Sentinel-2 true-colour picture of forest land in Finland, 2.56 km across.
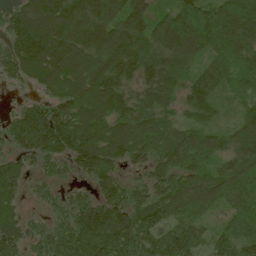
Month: June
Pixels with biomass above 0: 96%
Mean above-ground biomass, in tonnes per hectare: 112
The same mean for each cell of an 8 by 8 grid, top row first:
87 151 163 149 125 111 134 176
97 169 137 170 130 154 104 117
54 116 113 133 101 108 122 73
46 127 131 132 106 62 87 51
82 148 147 142 116 115 107 122
96 55 55 109 66 104 103 120
71 42 98 141 119 112 75 101
110 112 167 164 136 125 76 114
